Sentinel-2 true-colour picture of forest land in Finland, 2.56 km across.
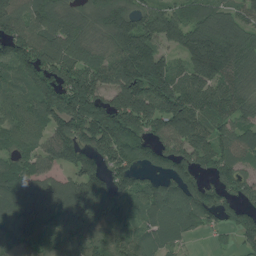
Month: July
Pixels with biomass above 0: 88%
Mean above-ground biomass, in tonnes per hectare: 121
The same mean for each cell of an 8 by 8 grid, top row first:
127 120 79 129 119 100 111 78
129 129 102 103 183 90 211 149
62 131 137 154 212 135 173 110
64 136 180 199 191 187 132 97
64 101 152 172 136 141 137 101
120 79 135 110 67 119 71 100
128 124 181 128 91 123 137 112
124 91 112 109 68 75 24 72
